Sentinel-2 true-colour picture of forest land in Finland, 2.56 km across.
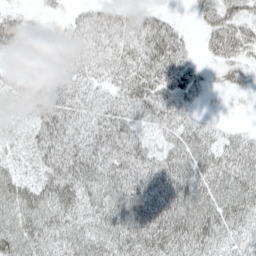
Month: April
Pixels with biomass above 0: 86%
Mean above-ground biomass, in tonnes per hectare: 41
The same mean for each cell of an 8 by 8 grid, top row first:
20 8 22 31 32 9 35 42
14 27 44 48 53 50 25 44
20 41 40 35 55 55 17 22
24 48 37 43 41 39 7 2
17 47 48 49 34 40 45 38
34 40 55 54 52 60 57 54
56 57 44 59 64 68 61 57
59 42 46 51 62 67 55 35
